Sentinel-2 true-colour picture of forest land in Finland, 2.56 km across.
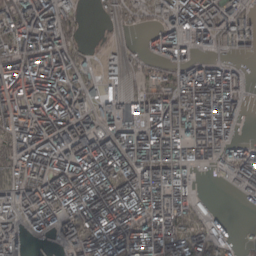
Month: March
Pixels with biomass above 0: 78%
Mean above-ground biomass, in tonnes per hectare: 141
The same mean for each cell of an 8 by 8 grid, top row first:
143 174 55 38 54 136 155 88
143 182 69 31 40 148 54 56
211 212 117 62 60 140 200 79
182 194 145 131 183 192 217 92
127 173 198 181 256 208 183 85
120 173 240 236 221 187 11 117
127 192 207 265 222 181 29 18
82 39 160 231 223 164 136 25
